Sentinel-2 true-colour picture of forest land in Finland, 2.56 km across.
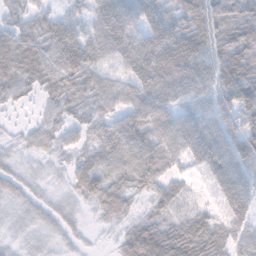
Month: November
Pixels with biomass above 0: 89%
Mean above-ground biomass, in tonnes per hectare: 51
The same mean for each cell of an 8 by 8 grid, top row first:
31 37 33 98 79 52 86 69
72 58 73 75 77 98 72 83
64 53 65 48 72 76 57 82
12 31 44 47 73 48 54 72
12 36 30 59 64 68 90 59
23 11 43 53 69 33 41 62
17 21 13 52 22 33 20 57
13 16 11 13 66 82 63 46
